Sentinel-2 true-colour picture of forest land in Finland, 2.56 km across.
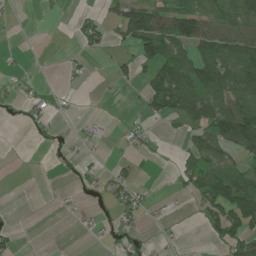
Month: July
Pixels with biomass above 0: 38%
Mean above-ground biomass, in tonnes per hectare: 33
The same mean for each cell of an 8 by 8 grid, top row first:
2 1 18 25 101 85 61 85
2 0 17 18 64 70 76 105
6 2 9 17 33 103 92 89
5 17 3 1 21 63 90 103
0 6 9 9 10 5 65 97
0 0 18 24 3 14 68 54
1 1 12 25 18 2 43 124
16 0 2 10 12 6 11 66
